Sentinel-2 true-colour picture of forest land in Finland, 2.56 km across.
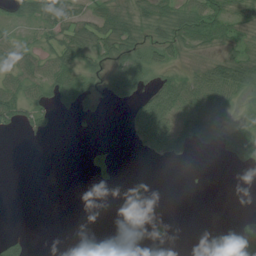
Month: July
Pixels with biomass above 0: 46%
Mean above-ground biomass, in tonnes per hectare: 28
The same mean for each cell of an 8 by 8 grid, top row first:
24 51 37 57 33 39 53 35
37 38 63 47 38 35 23 39
39 51 50 51 47 47 66 88
48 27 27 3 73 72 71 20
0 3 1 13 48 69 24 72
0 0 1 21 3 0 1 1
0 0 0 0 14 0 0 1
26 0 0 0 4 9 0 49
